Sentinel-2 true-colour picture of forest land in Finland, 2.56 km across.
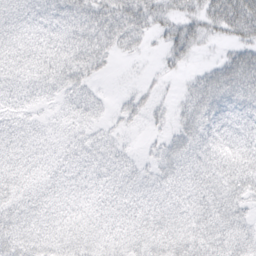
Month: March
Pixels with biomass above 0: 84%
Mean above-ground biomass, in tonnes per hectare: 31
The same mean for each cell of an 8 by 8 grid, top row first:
34 38 46 49 44 28 41 70
35 38 48 29 12 42 7 39
29 38 38 4 5 6 42 80
23 9 26 10 20 16 48 47
28 17 21 17 5 33 38 41
30 18 20 27 18 35 41 53
28 24 17 20 24 26 49 39
41 34 29 23 29 34 44 43
